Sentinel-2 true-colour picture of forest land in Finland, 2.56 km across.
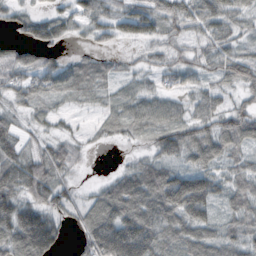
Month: October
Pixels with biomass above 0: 82%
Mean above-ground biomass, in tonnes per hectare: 62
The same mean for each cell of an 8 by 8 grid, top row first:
39 52 58 60 92 66 83 51
40 50 10 17 22 32 48 39
55 69 66 34 31 43 37 57
34 37 13 37 63 45 60 54
58 37 23 16 17 67 89 66
101 92 9 26 81 80 76 49
98 83 45 114 104 117 85 55
123 125 45 184 162 85 78 64
